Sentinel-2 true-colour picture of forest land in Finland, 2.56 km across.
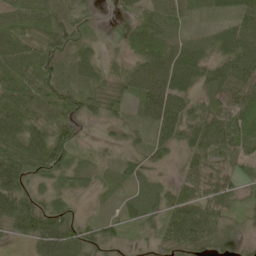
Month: May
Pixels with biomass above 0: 90%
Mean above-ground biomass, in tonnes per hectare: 47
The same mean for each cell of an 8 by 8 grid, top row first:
71 62 38 7 31 20 16 49
72 70 48 7 50 26 25 67
85 74 30 40 61 49 39 66
78 71 60 37 28 68 51 74
70 99 29 17 25 49 57 58
91 49 24 19 29 18 54 37
87 47 18 10 35 52 60 24
25 79 68 34 18 59 62 32
